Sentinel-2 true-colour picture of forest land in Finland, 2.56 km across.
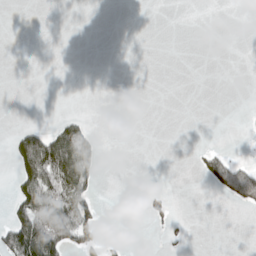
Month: April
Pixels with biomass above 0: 15%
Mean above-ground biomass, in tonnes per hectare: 22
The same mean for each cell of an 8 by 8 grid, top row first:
0 0 0 0 0 0 0 0
0 0 0 0 0 0 0 0
0 0 0 0 0 0 0 0
0 0 2 0 0 0 0 1
44 101 111 0 0 0 3 0
32 100 116 0 0 0 58 136
41 120 87 0 11 7 0 24
120 174 74 5 0 11 0 0
